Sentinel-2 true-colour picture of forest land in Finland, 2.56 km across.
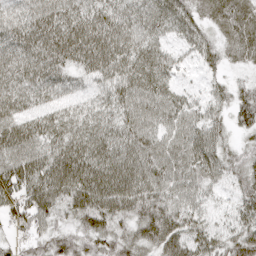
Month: April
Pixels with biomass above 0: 95%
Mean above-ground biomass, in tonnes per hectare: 57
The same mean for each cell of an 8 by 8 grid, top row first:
36 55 55 62 53 53 42 67
63 76 78 74 52 27 43 49
57 61 33 53 66 30 24 22
53 45 43 52 67 58 42 51
75 61 70 68 71 62 68 28
76 86 92 83 77 64 56 53
59 67 69 72 68 59 35 52
27 49 51 55 56 72 58 67
